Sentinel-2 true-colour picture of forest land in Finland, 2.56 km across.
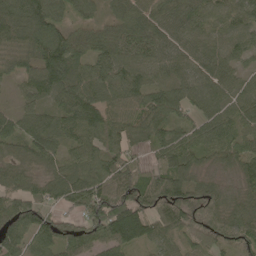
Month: May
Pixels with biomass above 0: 94%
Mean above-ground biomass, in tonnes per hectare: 78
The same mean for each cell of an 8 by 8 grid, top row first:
94 106 46 48 76 78 75 70
74 137 87 83 71 63 67 57
42 110 102 83 74 65 87 57
54 75 117 69 89 65 73 72
71 87 75 61 46 92 86 77
64 56 75 81 67 95 38 63
99 57 72 131 91 103 90 77
83 88 98 98 71 49 73 90
